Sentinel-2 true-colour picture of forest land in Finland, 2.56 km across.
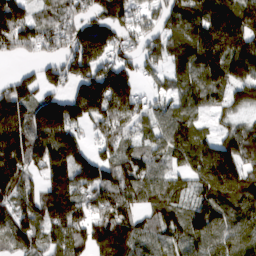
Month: March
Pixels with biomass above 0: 86%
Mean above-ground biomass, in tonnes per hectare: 129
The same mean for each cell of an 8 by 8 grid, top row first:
155 80 94 137 75 142 198 201
101 82 189 147 100 116 230 193
76 87 148 212 57 88 165 133
155 217 167 154 90 113 68 54
157 177 120 95 85 142 101 131
139 118 174 136 116 73 157 136
135 156 133 131 84 82 136 128
125 103 114 188 114 95 128 120
